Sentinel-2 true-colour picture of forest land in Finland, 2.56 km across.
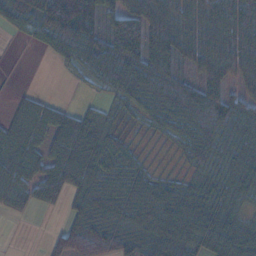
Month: November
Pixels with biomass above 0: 81%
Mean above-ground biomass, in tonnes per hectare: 66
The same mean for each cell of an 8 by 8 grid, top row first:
64 92 118 73 134 65 77 81
2 31 76 105 150 98 80 77
1 0 11 71 115 83 86 54
34 52 35 20 46 76 96 74
77 59 97 51 8 24 72 71
89 77 90 60 44 18 49 64
44 34 71 79 94 88 77 34
0 26 96 79 83 96 94 93
